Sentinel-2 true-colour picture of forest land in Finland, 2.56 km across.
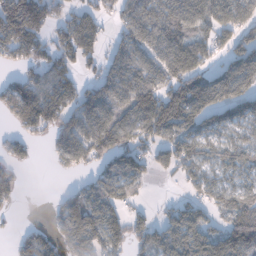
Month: January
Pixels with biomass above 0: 72%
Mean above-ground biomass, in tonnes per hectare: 82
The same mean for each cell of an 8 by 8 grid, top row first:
191 100 73 52 83 91 106 104
112 72 101 41 85 106 76 79
59 102 60 84 94 115 84 115
110 140 97 96 137 158 98 75
55 32 100 112 76 100 67 65
47 2 31 77 60 40 53 48
18 15 116 82 28 53 61 83
32 56 122 92 69 98 104 127
